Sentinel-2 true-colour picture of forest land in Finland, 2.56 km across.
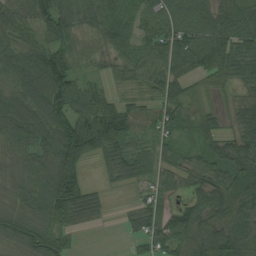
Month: August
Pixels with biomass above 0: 89%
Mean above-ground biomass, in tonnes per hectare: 61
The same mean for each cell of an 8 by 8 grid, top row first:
60 71 58 59 52 62 70 80
54 75 37 46 51 71 89 65
64 128 62 31 43 63 35 43
98 118 71 87 60 60 42 55
62 78 135 95 30 44 52 78
46 64 63 33 42 37 55 91
50 68 81 11 49 55 69 68
54 67 8 0 37 66 83 73
